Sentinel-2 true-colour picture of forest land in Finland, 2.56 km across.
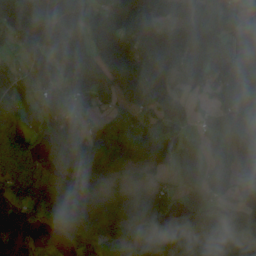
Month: August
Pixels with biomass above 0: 78%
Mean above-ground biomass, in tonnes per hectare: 103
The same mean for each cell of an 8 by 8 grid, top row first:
153 133 133 171 137 91 95 69
67 140 148 142 106 180 188 126
49 74 127 97 137 94 136 174
77 108 77 46 88 93 29 114
178 87 103 141 95 74 63 140
256 133 114 70 35 64 91 113
30 125 138 113 126 53 71 52
7 15 93 48 116 76 102 82
